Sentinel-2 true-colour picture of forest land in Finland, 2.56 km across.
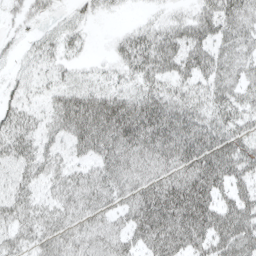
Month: April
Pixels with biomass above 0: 86%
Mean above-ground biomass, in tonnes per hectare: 48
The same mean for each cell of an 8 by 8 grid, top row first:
19 20 19 7 9 24 58 59
11 25 19 17 62 64 62 47
18 20 16 18 41 48 48 41
40 31 83 83 84 73 48 48
48 27 44 69 73 88 78 50
31 34 35 53 52 67 87 49
44 31 48 41 82 104 74 62
35 44 45 45 55 81 62 71
